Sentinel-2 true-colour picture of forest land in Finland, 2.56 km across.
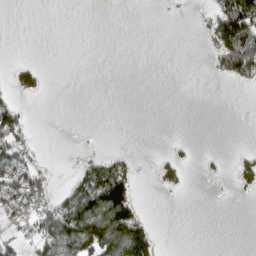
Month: March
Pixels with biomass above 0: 23%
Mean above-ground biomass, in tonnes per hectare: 30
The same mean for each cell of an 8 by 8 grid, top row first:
0 0 0 0 0 2 34 156
0 0 0 0 0 0 28 161
44 11 0 0 0 0 3 48
58 0 0 0 0 0 0 0
72 0 1 0 0 7 0 0
90 35 43 115 1 37 9 38
56 75 104 148 19 0 0 0
40 93 127 132 125 0 0 0
